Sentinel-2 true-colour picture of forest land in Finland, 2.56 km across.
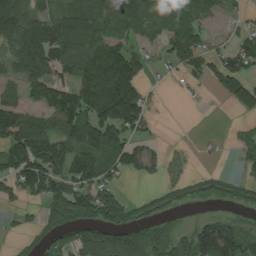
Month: August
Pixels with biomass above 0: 64%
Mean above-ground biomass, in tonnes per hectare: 85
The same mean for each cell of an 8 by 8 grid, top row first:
137 94 101 101 105 117 57 24
115 172 112 130 53 92 55 66
55 122 131 225 69 17 55 101
109 106 157 194 93 0 1 41
136 153 135 114 56 2 3 36
127 166 122 62 50 11 16 23
27 86 130 116 28 15 5 12
16 40 103 143 96 73 170 152
